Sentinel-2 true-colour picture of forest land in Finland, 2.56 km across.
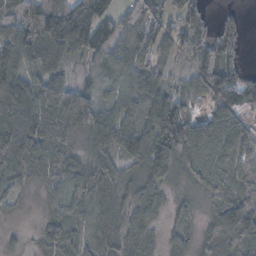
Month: November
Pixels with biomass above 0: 88%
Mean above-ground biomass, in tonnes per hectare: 65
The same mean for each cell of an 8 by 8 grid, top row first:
77 122 131 65 81 59 46 33
125 99 67 51 77 56 82 45
116 61 17 34 67 29 123 77
96 122 132 57 60 88 34 55
89 93 34 62 92 113 92 63
41 46 49 51 60 59 86 49
16 30 52 55 64 29 27 76
13 40 42 51 47 28 47 105
